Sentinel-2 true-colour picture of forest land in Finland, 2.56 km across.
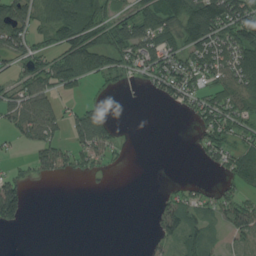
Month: August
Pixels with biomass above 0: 53%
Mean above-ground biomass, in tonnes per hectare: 53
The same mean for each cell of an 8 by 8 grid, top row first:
79 73 97 81 86 102 166 110
67 59 135 99 101 76 101 103
53 77 59 35 34 106 60 78
73 93 57 19 0 12 85 55
27 69 68 50 0 0 59 52
49 44 30 5 0 3 5 66
107 0 0 0 0 78 42 77
0 0 0 0 8 51 54 47
